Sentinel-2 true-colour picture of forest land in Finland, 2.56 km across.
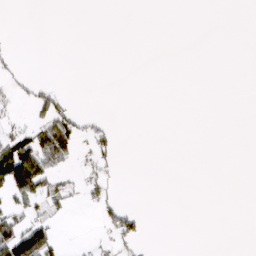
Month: March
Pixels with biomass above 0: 13%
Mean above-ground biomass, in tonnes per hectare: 13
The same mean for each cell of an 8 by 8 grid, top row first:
0 0 0 0 0 0 0 0
3 0 0 0 0 0 0 0
15 4 0 0 0 0 0 0
9 52 16 1 0 0 0 0
73 93 26 28 0 0 0 0
128 63 16 19 0 0 0 0
26 30 9 46 2 0 0 0
97 61 3 27 14 0 0 0
